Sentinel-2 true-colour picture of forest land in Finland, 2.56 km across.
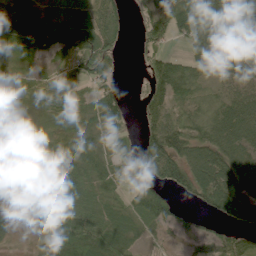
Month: June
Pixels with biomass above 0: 81%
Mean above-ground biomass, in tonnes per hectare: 61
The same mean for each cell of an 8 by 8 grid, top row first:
93 57 48 52 42 82 124 123
111 72 79 56 41 13 115 123
63 58 54 44 22 95 45 76
42 62 68 60 34 40 34 97
50 62 48 40 44 78 77 83
22 63 65 40 41 63 106 88
9 72 63 38 69 39 45 101
14 58 104 62 26 14 52 62
